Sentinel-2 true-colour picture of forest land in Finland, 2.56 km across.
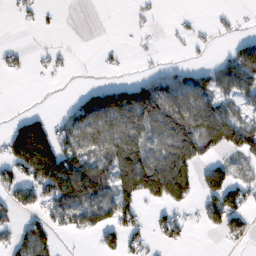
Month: February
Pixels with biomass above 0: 49%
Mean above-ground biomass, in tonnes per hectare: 60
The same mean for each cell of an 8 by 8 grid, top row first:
15 7 0 0 15 8 5 12
14 15 2 6 7 7 14 52
3 6 1 18 47 58 57 91
11 20 71 141 155 125 131 65
147 165 83 95 95 146 94 105
66 151 125 94 194 155 68 35
55 66 103 109 40 47 65 74
58 48 9 51 40 37 1 26
